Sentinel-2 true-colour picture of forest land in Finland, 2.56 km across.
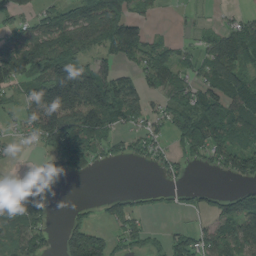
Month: August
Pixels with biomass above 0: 63%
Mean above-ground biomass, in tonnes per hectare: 76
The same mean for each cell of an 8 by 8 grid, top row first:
55 65 90 131 37 9 11 27
107 108 74 95 100 47 62 96
91 166 168 95 75 80 69 77
35 141 140 140 72 122 130 102
21 72 127 67 65 52 180 90
24 37 45 0 1 33 10 88
77 33 19 56 30 24 51 111
94 56 179 75 80 64 77 123
